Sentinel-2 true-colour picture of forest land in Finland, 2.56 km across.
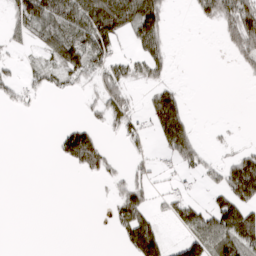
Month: March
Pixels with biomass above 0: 40%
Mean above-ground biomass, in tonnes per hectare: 43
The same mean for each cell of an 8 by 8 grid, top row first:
55 98 106 149 133 2 46 147
14 55 98 54 58 4 0 73
30 33 27 60 33 11 0 4
9 0 4 51 32 117 0 0
0 1 157 8 15 99 10 9
0 0 12 27 21 11 24 125
0 0 0 27 73 56 52 106
0 0 0 3 167 25 107 125
